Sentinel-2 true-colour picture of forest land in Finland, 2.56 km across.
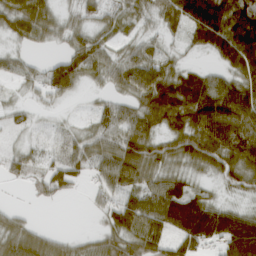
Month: March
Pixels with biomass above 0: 82%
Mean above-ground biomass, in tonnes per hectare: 58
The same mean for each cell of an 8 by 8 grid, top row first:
67 55 40 36 36 79 156 115
23 16 60 33 37 14 51 105
30 63 48 38 74 75 54 60
27 12 9 49 71 89 102 89
21 22 49 63 91 69 99 98
37 59 35 74 63 51 29 67
18 6 1 57 85 121 89 33
75 45 25 62 79 63 72 139
